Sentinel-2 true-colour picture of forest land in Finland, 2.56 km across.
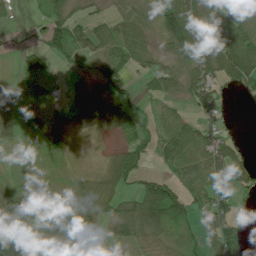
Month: July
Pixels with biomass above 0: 70%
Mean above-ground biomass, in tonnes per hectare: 43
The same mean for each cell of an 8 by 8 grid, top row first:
10 47 24 26 30 101 54 42
10 68 43 68 41 55 60 94
15 33 27 60 30 53 68 71
13 21 41 68 25 34 35 1
7 31 3 7 33 96 73 25
8 10 9 49 49 52 71 60
64 60 44 32 91 89 85 23
43 35 41 39 40 29 45 46
